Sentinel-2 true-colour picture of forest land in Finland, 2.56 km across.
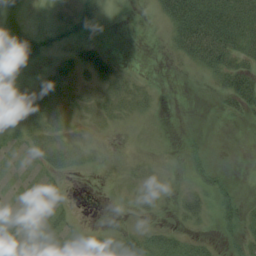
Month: August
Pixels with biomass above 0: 43%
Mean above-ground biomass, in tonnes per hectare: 15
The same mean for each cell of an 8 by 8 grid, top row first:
21 3 21 2 2 51 68 57
39 20 14 4 0 21 66 43
24 19 12 22 4 0 8 50
3 29 8 12 8 0 0 20
12 25 8 0 0 1 5 0
8 14 4 1 6 0 17 1
12 14 1 1 9 6 10 20
34 22 12 17 26 18 6 17
